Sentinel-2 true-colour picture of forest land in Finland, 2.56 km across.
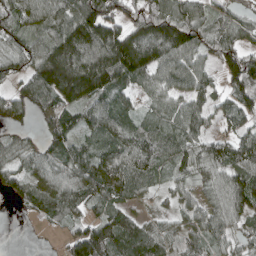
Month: April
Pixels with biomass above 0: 86%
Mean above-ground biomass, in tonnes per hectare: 88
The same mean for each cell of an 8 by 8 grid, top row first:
84 87 143 112 99 122 69 62
69 121 161 198 156 142 87 89
55 163 225 141 82 83 59 139
61 86 83 92 40 70 70 89
60 78 57 81 91 78 77 91
75 80 106 118 85 51 66 106
22 81 72 68 25 42 70 96
0 2 100 132 106 64 75 64
